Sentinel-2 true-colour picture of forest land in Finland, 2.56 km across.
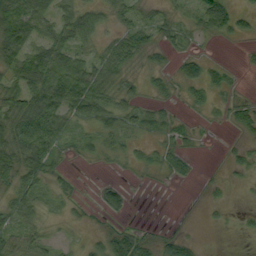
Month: September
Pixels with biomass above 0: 61%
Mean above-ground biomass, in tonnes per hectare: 25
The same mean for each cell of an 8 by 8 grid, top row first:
79 39 42 21 23 15 48 25
68 52 40 32 40 17 3 4
39 68 67 34 14 23 37 5
47 58 40 40 23 10 11 22
51 46 14 23 12 20 2 9
44 27 3 2 4 20 2 8
34 14 8 31 0 0 6 3
31 19 8 41 22 31 0 2
